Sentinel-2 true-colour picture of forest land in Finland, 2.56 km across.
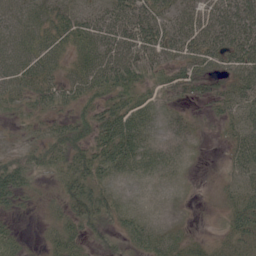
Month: June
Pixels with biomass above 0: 79%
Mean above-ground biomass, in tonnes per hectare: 38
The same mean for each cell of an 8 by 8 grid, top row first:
54 43 41 62 67 55 59 78
48 44 40 67 70 55 63 70
45 40 46 67 36 44 38 45
16 25 34 55 35 17 13 37
10 41 48 73 49 29 2 44
57 16 62 34 30 17 2 29
22 19 62 37 4 0 3 39
21 22 38 23 33 24 18 27
